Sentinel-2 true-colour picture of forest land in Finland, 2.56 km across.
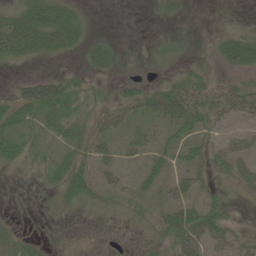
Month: June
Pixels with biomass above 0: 51%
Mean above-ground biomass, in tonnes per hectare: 22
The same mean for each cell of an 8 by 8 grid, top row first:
31 60 21 0 1 9 0 1
43 40 22 18 3 11 3 42
8 35 18 10 11 22 14 13
42 44 22 26 19 51 37 39
36 16 35 25 21 27 21 24
2 20 52 30 22 26 19 31
0 5 16 10 11 46 30 6
20 3 0 0 5 33 47 26
